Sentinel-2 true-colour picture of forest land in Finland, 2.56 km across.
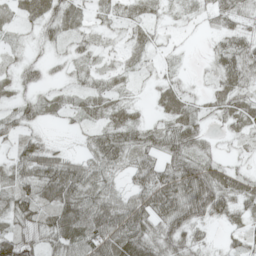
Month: May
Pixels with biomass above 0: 84%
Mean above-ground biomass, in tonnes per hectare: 39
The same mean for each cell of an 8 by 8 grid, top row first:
24 43 26 29 24 12 21 40
14 18 26 16 25 8 13 53
28 18 20 25 12 20 18 55
34 25 25 32 10 39 21 44
29 23 11 60 43 61 26 22
44 71 60 32 51 76 77 38
52 53 82 74 64 81 75 38
70 45 69 75 78 56 18 26
